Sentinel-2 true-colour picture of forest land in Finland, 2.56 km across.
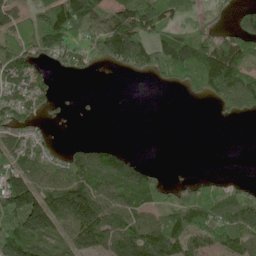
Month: June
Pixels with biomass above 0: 63%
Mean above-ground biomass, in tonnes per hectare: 80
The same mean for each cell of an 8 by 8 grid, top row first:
64 106 149 113 134 55 28 62
88 98 74 153 128 109 99 106
113 60 10 0 13 44 150 164
112 37 3 0 0 0 2 93
78 50 23 30 0 0 0 0
122 97 110 129 88 3 17 12
160 187 201 118 71 80 102 134
143 102 112 126 147 112 81 103
